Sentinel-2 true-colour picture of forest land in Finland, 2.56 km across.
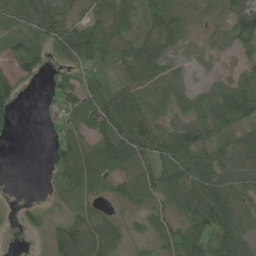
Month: May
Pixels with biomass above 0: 82%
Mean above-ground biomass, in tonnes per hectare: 61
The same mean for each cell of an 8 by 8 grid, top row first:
52 77 42 104 63 73 39 100
72 64 109 95 67 36 31 61
70 25 72 43 72 41 29 66
35 14 69 122 73 41 67 86
3 18 73 113 84 83 63 54
0 18 91 71 59 94 88 66
14 16 44 24 41 62 107 78
2 36 114 76 36 102 95 80
